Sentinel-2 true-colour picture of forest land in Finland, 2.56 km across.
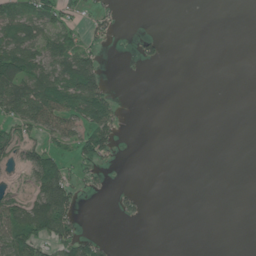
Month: June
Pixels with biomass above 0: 31%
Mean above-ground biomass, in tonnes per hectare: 25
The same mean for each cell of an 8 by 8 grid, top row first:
53 54 17 15 0 0 0 0
63 51 47 6 18 0 0 0
96 68 92 7 2 0 0 0
56 124 88 49 0 0 0 0
44 39 68 46 0 0 0 0
4 94 21 3 0 0 0 0
53 110 19 4 9 0 0 0
76 55 45 5 0 0 0 0
